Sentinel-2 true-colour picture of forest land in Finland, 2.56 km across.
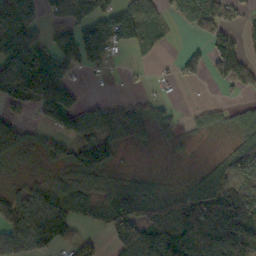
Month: October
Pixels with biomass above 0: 66%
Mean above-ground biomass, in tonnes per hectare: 66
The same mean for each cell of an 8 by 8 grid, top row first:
129 36 90 75 71 41 83 32
138 72 113 72 31 6 48 58
124 142 16 4 6 31 39 77
27 91 80 50 56 21 27 32
58 55 69 67 13 15 4 60
22 35 67 38 33 11 59 100
83 87 63 108 82 107 88 97
92 83 53 62 136 151 161 128
